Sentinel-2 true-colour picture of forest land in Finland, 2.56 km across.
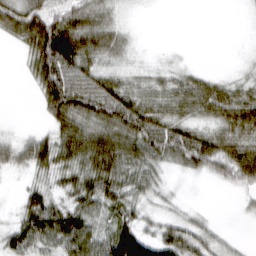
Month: March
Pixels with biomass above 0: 73%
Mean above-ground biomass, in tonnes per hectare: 46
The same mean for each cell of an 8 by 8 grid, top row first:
81 81 65 29 1 0 0 2
18 125 90 57 2 1 0 2
1 92 73 44 20 30 34 21
0 49 82 87 69 45 56 76
40 54 84 90 82 76 70 66
15 38 59 72 55 15 31 66
15 69 55 43 31 18 6 7
62 55 74 73 75 64 39 7
